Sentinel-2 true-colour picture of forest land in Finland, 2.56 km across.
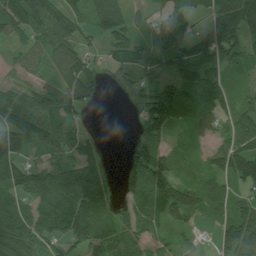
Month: July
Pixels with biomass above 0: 80%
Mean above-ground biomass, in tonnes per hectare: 76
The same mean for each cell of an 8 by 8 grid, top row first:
100 81 51 92 19 57 53 139
37 70 60 59 35 88 81 87
30 41 77 9 36 70 97 27
102 93 49 0 89 127 98 82
134 82 58 1 126 48 43 80
107 95 110 31 154 107 79 127
82 100 117 61 67 115 68 82
136 74 72 94 60 31 14 154
